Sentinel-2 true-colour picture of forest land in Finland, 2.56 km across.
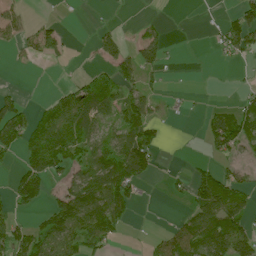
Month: July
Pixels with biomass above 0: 46%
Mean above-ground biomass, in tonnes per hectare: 50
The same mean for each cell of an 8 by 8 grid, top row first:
31 6 1 3 4 0 1 63
21 47 2 44 79 2 4 59
0 0 31 78 41 0 0 4
70 50 122 58 80 6 21 53
69 112 85 79 112 0 37 66
53 87 61 149 68 15 52 34
48 45 123 131 6 4 114 69
81 85 80 43 7 71 131 102
